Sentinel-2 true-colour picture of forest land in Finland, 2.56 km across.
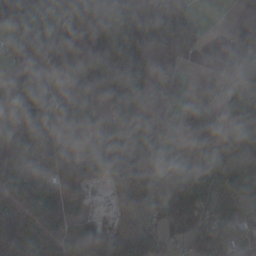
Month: November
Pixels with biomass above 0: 76%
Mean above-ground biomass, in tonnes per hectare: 75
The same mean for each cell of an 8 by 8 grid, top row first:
104 117 135 120 192 170 7 2
73 94 82 129 153 62 1 95
80 55 74 87 54 30 29 78
37 87 122 80 61 36 65 92
88 122 65 44 92 40 40 98
63 57 53 59 58 90 75 89
81 92 14 3 29 113 72 79
126 73 83 77 83 30 72 38
